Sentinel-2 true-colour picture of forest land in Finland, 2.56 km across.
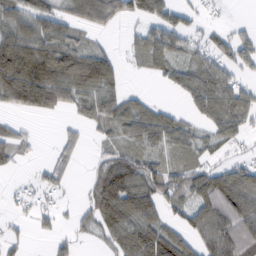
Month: February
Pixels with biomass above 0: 65%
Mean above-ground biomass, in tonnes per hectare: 54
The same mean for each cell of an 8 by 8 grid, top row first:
74 61 63 59 43 37 8 1
118 83 52 21 54 52 42 63
144 106 103 69 7 47 85 36
35 40 39 74 63 23 67 68
45 4 31 36 57 46 32 25
9 37 8 99 84 60 47 54
14 21 34 112 85 40 74 85
17 18 23 57 105 78 66 92
